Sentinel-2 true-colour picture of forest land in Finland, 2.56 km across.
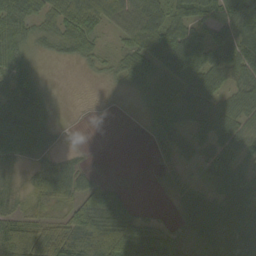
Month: September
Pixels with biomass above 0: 73%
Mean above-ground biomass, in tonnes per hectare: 48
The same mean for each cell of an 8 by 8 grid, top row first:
56 34 93 87 96 52 52 80
51 19 43 19 60 78 68 65
34 7 2 14 53 48 73 52
73 26 0 0 18 58 60 57
75 37 2 0 2 42 45 47
21 67 33 1 0 24 39 54
35 27 72 68 4 17 66 70
140 93 112 104 88 37 55 67
